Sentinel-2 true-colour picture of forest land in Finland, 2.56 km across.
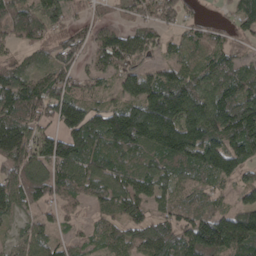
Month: April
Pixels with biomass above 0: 87%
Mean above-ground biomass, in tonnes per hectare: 90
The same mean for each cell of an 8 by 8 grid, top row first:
128 79 26 34 56 56 9 80
62 52 66 107 70 39 65 30
106 82 50 50 118 107 102 114
110 92 105 92 151 166 150 149
128 123 127 119 125 183 152 128
109 91 93 101 66 86 91 73
81 44 37 74 50 71 77 80
50 70 37 61 95 104 199 148
